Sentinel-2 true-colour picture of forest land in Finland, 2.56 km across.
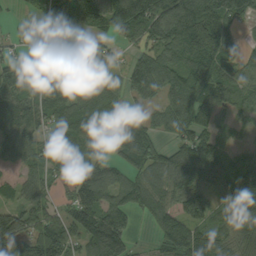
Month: September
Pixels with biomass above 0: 84%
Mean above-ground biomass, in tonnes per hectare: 98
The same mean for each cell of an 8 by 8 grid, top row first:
24 77 123 139 129 152 144 84
40 104 101 47 80 102 145 56
96 113 123 61 132 117 142 76
112 90 125 68 46 119 121 58
96 75 88 65 101 85 117 31
35 60 95 91 85 125 116 113
75 42 149 110 55 83 89 153
156 159 100 174 10 148 145 121
